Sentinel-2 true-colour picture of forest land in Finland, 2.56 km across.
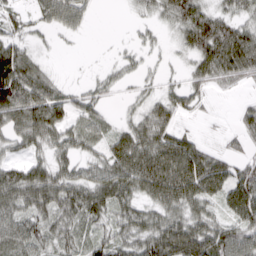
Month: March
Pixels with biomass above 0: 76%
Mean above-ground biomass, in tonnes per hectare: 53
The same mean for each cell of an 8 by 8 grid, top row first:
31 45 42 0 17 64 71 46
63 8 2 3 17 17 101 116
126 54 6 23 17 11 59 46
82 94 42 12 36 50 8 25
36 52 47 53 78 83 21 22
66 71 48 78 96 111 105 73
60 69 82 66 46 62 41 80
71 53 47 60 79 76 77 81
